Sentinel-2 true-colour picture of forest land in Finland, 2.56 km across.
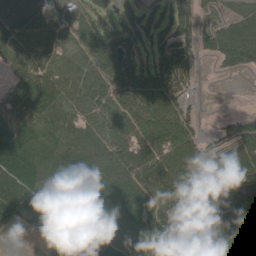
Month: August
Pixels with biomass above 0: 82%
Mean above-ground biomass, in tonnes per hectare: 63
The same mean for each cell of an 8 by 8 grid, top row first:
66 33 54 39 43 60 18 23
38 38 46 72 52 60 32 77
35 74 77 77 69 81 1 4
47 67 41 72 85 79 2 7
67 35 53 74 79 85 36 72
91 56 84 93 85 105 91 71
74 63 31 73 107 90 121 95
1 50 106 61 43 110 138 122
